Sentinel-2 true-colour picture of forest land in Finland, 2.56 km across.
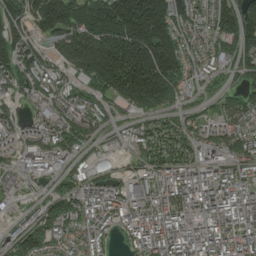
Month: July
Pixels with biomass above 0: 82%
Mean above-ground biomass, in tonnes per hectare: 109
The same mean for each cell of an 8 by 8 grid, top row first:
122 222 169 220 288 154 72 181
143 71 276 258 295 195 60 121
102 91 79 228 277 169 41 48
58 84 102 51 88 59 31 100
65 96 74 33 71 108 71 112
75 78 56 38 60 85 72 69
33 85 85 71 83 102 114 111
100 94 60 28 73 120 107 85
